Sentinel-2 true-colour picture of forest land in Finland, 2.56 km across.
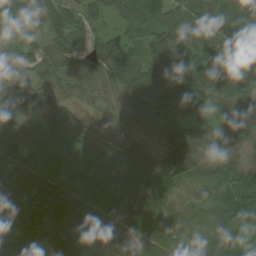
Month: August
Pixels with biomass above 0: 97%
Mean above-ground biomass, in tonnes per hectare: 67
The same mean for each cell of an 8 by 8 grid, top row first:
61 59 44 35 88 73 91 90
45 54 33 75 60 88 83 82
24 48 53 60 90 65 106 84
41 47 29 35 69 76 58 111
54 61 47 39 59 104 64 54
66 71 61 75 81 117 74 73
58 102 75 79 79 43 58 131
64 74 53 36 68 52 82 85
